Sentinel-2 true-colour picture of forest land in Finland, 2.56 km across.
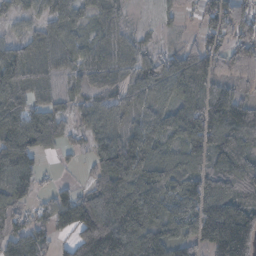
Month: November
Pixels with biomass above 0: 84%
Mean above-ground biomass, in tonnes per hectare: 78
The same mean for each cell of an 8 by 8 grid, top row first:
28 49 50 46 3 23 83 117
64 65 51 52 32 30 83 76
97 45 44 54 77 88 87 51
97 73 40 70 61 69 121 109
134 58 22 94 111 51 71 109
94 9 12 126 138 97 85 96
63 44 130 111 124 86 115 117
66 37 131 158 93 75 112 199
